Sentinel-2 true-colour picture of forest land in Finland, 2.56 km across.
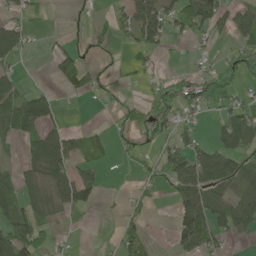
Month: May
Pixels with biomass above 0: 50%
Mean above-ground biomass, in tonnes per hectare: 49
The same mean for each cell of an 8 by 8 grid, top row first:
34 12 7 30 92 71 75 55
93 13 31 16 53 10 13 44
41 7 100 33 15 41 64 44
139 88 1 19 44 62 35 75
48 100 45 37 43 62 41 67
39 90 66 1 26 77 90 59
62 48 67 5 36 52 107 75
107 31 3 7 62 50 71 18
